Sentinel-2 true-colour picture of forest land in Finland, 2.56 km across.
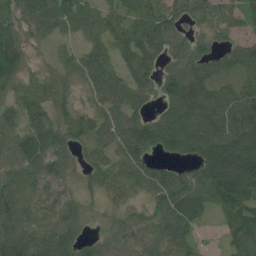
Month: July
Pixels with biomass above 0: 89%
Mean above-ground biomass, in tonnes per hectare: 87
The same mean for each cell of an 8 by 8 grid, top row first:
80 106 97 78 112 91 69 67
94 28 56 87 123 58 61 65
76 65 65 88 83 107 105 78
75 74 56 80 52 111 148 149
86 97 56 73 116 113 164 161
89 92 35 71 85 79 127 168
123 78 55 36 46 117 58 116
146 121 67 50 62 84 13 107
